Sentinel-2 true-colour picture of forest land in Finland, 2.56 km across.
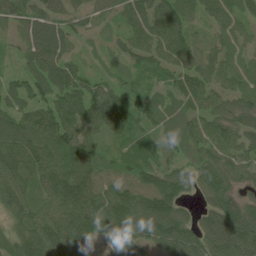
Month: June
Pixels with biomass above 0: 91%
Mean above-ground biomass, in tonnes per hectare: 73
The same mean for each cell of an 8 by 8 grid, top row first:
71 63 41 32 75 69 40 48
27 100 19 22 67 92 47 47
38 96 65 39 31 48 65 61
64 64 85 77 80 66 65 81
93 85 86 28 54 48 72 60
98 93 105 62 74 70 67 56
86 86 125 136 115 94 66 97
77 126 116 117 71 110 101 124
